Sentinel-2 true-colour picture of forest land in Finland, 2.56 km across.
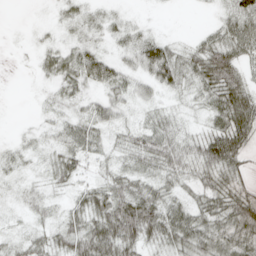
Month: April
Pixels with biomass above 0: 79%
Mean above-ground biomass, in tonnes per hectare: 30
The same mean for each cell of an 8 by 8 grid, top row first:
0 3 26 17 3 0 3 55
1 17 31 16 47 20 41 43
0 16 38 43 28 34 48 39
0 11 17 32 14 17 21 69
10 16 36 17 43 40 60 50
11 15 21 28 29 34 35 20
9 17 32 66 73 36 40 55
14 23 56 73 45 46 44 47
